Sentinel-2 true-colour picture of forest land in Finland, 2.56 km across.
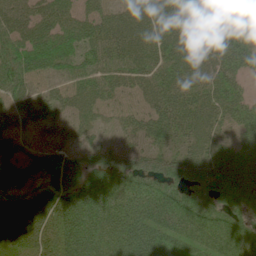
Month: June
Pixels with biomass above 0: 90%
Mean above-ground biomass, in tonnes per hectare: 63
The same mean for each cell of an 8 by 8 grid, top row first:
54 60 50 49 62 56 19 1
70 73 63 62 63 64 60 54
76 49 53 54 58 69 62 38
61 54 54 35 47 72 66 53
53 51 45 32 38 46 53 67
51 56 73 78 72 73 90 97
80 82 100 80 79 92 70 58
86 66 106 71 95 72 77 89
